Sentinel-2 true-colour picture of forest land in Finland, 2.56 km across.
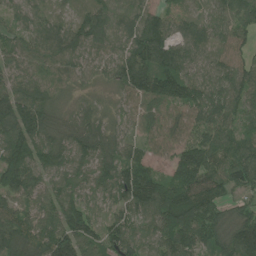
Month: July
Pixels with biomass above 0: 97%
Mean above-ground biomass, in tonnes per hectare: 96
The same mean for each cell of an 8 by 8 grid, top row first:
62 62 46 57 75 75 71 93
75 116 100 65 129 91 67 60
83 84 54 71 158 136 89 100
170 110 65 40 85 81 114 93
141 105 102 83 63 86 118 93
156 84 82 96 94 95 96 101
93 103 114 76 96 145 108 71
132 126 135 106 92 139 102 135
